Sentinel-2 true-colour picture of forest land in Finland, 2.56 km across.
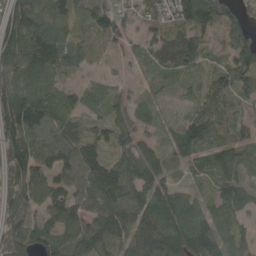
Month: May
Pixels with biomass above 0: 91%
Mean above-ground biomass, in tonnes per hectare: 100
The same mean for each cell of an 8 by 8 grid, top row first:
156 163 106 119 72 128 209 85
181 163 71 36 50 120 59 144
142 85 18 26 23 38 64 110
188 145 53 62 36 18 114 57
121 138 112 61 72 69 107 78
116 86 118 161 130 33 64 70
122 88 91 126 111 134 78 78
145 123 134 130 127 136 154 73
